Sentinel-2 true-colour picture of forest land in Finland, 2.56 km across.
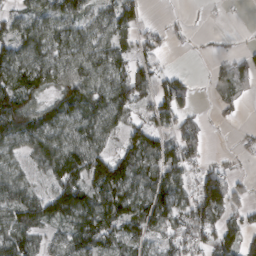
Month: March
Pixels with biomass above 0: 73%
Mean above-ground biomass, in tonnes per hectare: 68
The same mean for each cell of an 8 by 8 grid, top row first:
48 76 65 72 31 6 5 0
71 81 78 76 39 9 8 15
84 75 88 79 71 55 19 68
130 71 83 89 46 86 10 14
75 97 93 42 118 84 24 13
53 53 89 147 90 86 80 27
107 97 117 102 107 96 126 48
100 39 93 72 73 72 68 86
